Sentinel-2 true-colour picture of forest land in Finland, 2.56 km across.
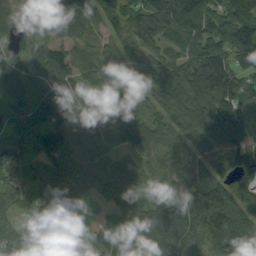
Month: September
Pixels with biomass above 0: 93%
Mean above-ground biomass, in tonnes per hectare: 105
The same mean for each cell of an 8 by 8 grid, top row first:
49 83 140 92 149 177 131 117
63 89 78 75 74 80 137 139
118 116 89 90 67 149 215 118
81 118 61 95 97 115 167 117
77 142 91 86 131 54 91 111
57 106 119 91 57 62 99 120
68 124 74 53 93 125 183 110
65 69 121 112 128 151 119 143
